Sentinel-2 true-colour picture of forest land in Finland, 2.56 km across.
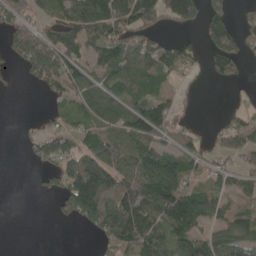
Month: May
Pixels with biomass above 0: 62%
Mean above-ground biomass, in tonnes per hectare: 69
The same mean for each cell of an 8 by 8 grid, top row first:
54 42 92 97 99 84 103 26
71 101 66 93 75 56 58 67
5 82 78 81 89 23 14 17
0 14 60 103 113 36 0 29
2 61 56 120 93 44 24 74
0 30 171 152 178 140 45 51
0 3 154 210 137 130 82 41
0 0 0 103 117 95 65 88
